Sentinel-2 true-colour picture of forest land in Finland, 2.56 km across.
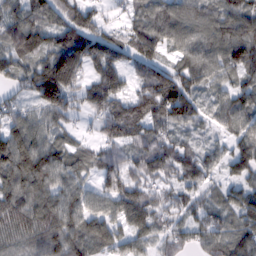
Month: February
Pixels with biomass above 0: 90%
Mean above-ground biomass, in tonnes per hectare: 83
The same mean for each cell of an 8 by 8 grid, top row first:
87 73 82 20 83 111 87 92
95 88 124 80 115 70 96 115
58 156 67 111 78 94 74 58
60 84 52 99 111 115 41 86
129 82 38 74 81 69 37 69
125 117 68 76 84 67 52 55
113 121 104 82 98 59 57 90
75 89 80 80 71 66 73 90
